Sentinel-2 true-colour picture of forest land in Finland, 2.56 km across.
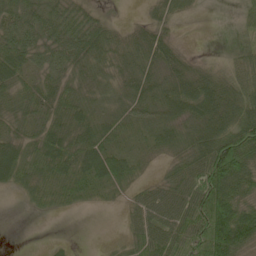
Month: May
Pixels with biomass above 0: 81%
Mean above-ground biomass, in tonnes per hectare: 50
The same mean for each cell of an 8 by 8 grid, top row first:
72 66 56 9 12 31 1 18
80 65 71 58 60 27 1 24
52 44 37 36 55 61 57 55
38 46 52 36 58 65 80 85
45 66 68 51 35 62 90 119
55 52 62 67 20 48 105 91
2 25 18 8 55 72 94 67
0 3 0 6 50 65 102 77
